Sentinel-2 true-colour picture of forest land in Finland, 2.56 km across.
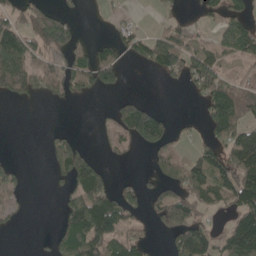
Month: May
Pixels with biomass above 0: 48%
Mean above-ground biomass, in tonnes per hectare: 53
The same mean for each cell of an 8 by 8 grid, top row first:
44 83 12 12 2 22 29 60
105 79 47 53 59 89 37 69
88 60 69 57 0 25 107 37
0 1 0 30 88 3 69 100
0 21 45 20 67 24 48 93
33 14 111 31 16 56 99 111
25 0 103 109 44 132 40 85
0 15 114 77 36 61 70 140
